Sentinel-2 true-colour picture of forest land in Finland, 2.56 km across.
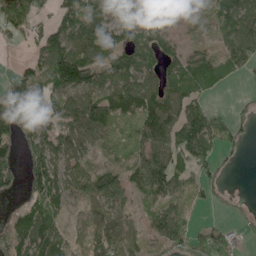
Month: May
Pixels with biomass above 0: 76%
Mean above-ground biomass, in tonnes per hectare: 72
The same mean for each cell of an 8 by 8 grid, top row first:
125 41 105 82 72 51 40 103
17 114 124 107 92 55 29 112
53 106 135 87 93 82 75 19
105 77 108 83 95 86 93 31
76 81 75 51 98 116 88 34
54 121 72 68 98 91 56 3
26 73 22 68 34 52 23 14
75 101 21 93 39 90 99 31
